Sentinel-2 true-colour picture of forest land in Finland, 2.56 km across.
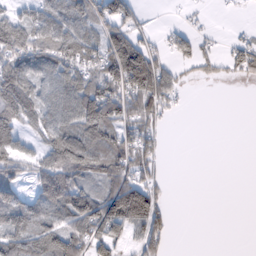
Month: February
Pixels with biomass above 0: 61%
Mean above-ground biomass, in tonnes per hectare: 59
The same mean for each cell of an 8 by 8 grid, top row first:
55 97 85 89 14 2 6 2
93 94 94 93 62 41 14 45
118 80 88 97 137 38 16 20
113 86 124 94 80 20 0 0
71 73 110 73 69 0 0 0
57 102 82 74 51 0 0 0
109 93 132 116 138 4 0 0
88 95 78 78 61 5 0 0
